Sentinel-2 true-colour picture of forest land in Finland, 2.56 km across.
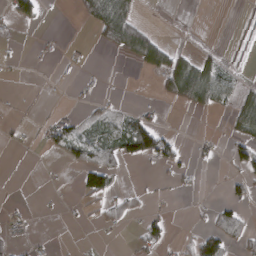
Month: March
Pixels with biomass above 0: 26%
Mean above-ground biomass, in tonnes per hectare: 23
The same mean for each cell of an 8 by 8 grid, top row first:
42 3 26 116 8 0 0 9
2 5 4 46 71 15 6 17
1 2 12 1 2 99 104 19
5 7 10 35 18 7 30 55
7 24 56 49 104 27 14 42
1 2 30 46 3 14 1 28
6 2 10 24 13 2 10 32
17 3 1 2 38 10 49 37
